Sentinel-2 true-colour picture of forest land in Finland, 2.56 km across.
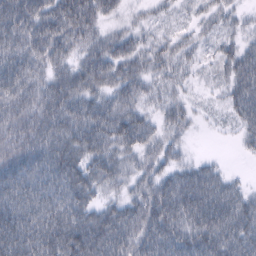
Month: February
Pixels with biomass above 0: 88%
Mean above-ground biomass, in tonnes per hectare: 68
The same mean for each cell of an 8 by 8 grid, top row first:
99 88 106 28 16 16 32 24
89 83 61 66 43 40 19 45
103 71 94 73 53 34 12 76
77 105 97 84 44 43 9 59
92 96 101 75 57 30 1 20
94 88 95 61 48 60 64 11
95 89 92 53 80 96 103 83
118 104 133 104 82 85 94 86
